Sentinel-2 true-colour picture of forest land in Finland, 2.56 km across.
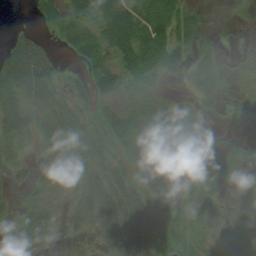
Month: August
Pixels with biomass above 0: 75%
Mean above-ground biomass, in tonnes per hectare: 35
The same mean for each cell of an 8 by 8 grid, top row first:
0 44 51 76 75 60 8 3
51 22 57 52 88 47 15 2
92 66 16 35 54 12 34 2
73 49 28 29 56 34 13 3
36 29 43 36 53 23 16 11
16 18 25 45 89 21 44 13
16 24 29 49 67 38 34 14
22 17 7 21 65 24 22 12
